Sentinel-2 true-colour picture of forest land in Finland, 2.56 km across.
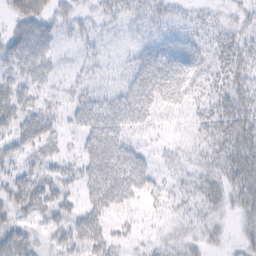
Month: February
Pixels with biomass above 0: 71%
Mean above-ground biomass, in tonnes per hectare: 33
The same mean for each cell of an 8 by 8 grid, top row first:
36 35 22 20 31 21 15 21
38 26 12 6 33 47 32 38
25 21 16 12 53 58 40 40
34 26 42 57 52 27 37 56
31 32 25 68 16 18 32 56
32 32 35 75 46 18 30 60
39 42 30 48 22 15 27 33
53 23 46 28 11 22 26 19
